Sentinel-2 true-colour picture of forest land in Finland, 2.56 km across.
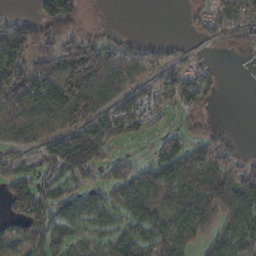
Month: October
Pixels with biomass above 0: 68%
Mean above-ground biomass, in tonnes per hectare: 71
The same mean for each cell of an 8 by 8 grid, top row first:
26 130 54 0 0 0 64 84
149 124 186 65 41 21 15 41
141 150 180 85 57 80 44 0
97 94 121 60 75 44 26 0
36 67 151 71 18 72 103 14
71 54 61 47 77 79 87 124
69 87 52 61 63 49 97 126
88 89 33 63 90 70 54 88
